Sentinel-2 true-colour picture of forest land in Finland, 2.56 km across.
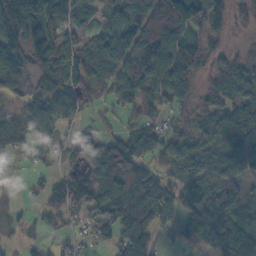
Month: October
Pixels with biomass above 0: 79%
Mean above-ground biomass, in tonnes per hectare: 70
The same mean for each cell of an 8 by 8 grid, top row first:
126 94 46 48 131 160 104 44
70 73 75 118 124 100 58 24
66 45 83 67 84 104 45 100
40 96 53 19 54 37 64 75
74 38 63 73 69 51 60 102
9 38 29 81 54 33 80 84
10 69 52 70 80 66 154 96
18 20 21 52 62 47 117 167
